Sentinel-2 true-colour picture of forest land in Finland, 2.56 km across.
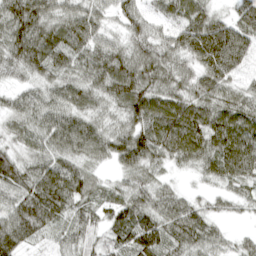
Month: April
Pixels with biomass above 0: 94%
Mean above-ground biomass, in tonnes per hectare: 72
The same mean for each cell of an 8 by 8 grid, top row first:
101 77 74 44 52 66 65 62
82 90 76 59 66 68 116 79
27 56 66 98 85 67 79 40
62 71 70 52 108 105 86 90
49 64 87 74 102 109 90 100
79 94 87 28 66 20 46 80
76 118 62 63 78 75 40 28
93 37 59 67 111 85 63 27
